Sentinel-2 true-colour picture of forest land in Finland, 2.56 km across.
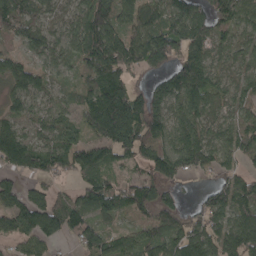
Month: April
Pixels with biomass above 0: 86%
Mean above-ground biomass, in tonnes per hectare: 107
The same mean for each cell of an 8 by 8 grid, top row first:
123 63 98 140 111 136 108 101
56 97 120 172 152 138 97 71
114 66 50 116 34 142 129 86
75 73 80 224 147 110 98 84
152 93 94 142 116 121 121 112
75 84 90 66 91 106 51 88
131 141 101 110 114 92 118 127
75 86 87 76 114 124 141 177
